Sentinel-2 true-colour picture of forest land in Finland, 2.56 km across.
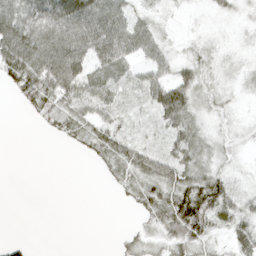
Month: April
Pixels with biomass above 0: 68%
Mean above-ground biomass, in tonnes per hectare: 30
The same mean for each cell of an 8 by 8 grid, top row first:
62 64 76 61 21 6 6 10
82 71 56 67 37 12 20 9
48 75 57 42 36 36 23 16
5 44 41 33 22 59 19 8
0 3 21 44 30 38 24 12
0 0 0 20 46 49 48 10
0 0 0 1 30 74 74 32
7 0 0 2 26 50 35 38
